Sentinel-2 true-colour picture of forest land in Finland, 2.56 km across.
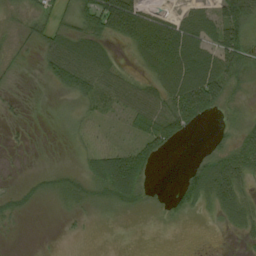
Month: August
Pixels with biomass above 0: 60%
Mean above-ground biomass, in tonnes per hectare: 28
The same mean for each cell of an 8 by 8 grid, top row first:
21 30 38 92 39 21 31 56
17 38 54 21 55 70 39 64
8 28 57 39 29 67 79 29
7 4 15 19 44 72 43 11
5 1 7 9 41 21 11 37
3 16 24 83 34 5 63 49
15 4 19 20 13 25 19 45
1 0 2 0 0 0 0 9
